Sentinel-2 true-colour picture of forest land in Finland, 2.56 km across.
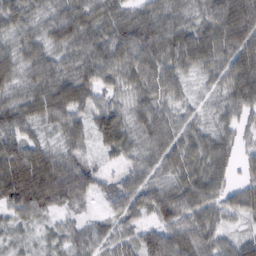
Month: February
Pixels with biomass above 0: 95%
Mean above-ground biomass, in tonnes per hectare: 57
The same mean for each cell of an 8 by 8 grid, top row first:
53 46 72 62 51 49 64 89
51 56 65 77 82 66 66 77
48 66 75 42 60 50 28 74
60 67 57 63 55 44 28 52
76 33 44 57 43 65 54 30
119 93 73 28 52 54 77 25
76 58 28 37 58 70 61 56
24 25 44 46 62 75 58 39
